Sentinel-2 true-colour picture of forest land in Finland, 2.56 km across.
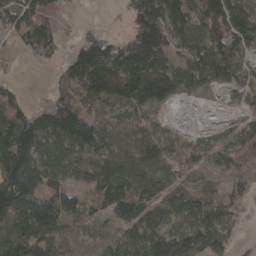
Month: April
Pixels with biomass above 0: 78%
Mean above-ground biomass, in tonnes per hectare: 97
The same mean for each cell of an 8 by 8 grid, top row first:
117 88 3 2 128 128 91 92
29 97 75 104 236 81 110 98
19 12 152 250 261 122 80 92
86 94 94 40 76 6 5 41
196 107 104 70 88 58 44 96
196 103 91 156 97 56 43 56
195 159 71 109 123 102 125 44
140 109 29 48 160 170 118 21
